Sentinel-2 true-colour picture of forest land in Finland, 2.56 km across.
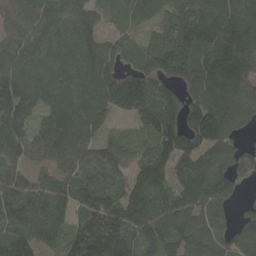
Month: May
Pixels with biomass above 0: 95%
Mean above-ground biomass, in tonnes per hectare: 165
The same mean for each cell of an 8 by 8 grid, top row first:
142 227 211 56 108 200 195 176
167 260 275 117 123 264 180 226
256 274 218 188 187 128 210 191
205 133 178 109 165 141 228 159
149 143 137 103 83 161 168 80
114 93 145 126 179 125 172 107
205 165 136 188 235 183 133 47
181 111 172 245 156 162 140 140
